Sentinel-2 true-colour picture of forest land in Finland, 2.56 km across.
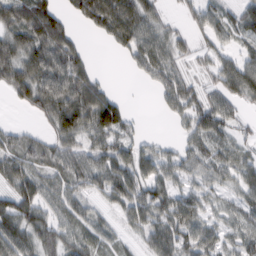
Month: February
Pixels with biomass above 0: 80%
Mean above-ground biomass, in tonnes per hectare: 54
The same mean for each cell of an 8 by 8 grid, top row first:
77 95 53 103 71 13 47 52
76 94 38 22 68 42 31 32
86 90 84 11 18 54 30 76
9 64 101 97 3 39 74 28
41 38 53 67 35 23 49 22
71 43 55 81 66 50 44 48
84 54 41 33 75 78 39 43
80 58 43 28 43 75 60 52
